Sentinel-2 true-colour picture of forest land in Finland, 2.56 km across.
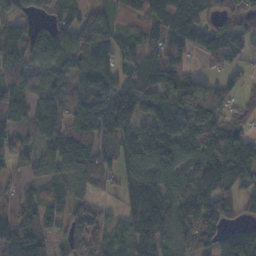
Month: November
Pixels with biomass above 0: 85%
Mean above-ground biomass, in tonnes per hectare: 92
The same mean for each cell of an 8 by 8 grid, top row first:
65 47 81 61 86 164 61 105
95 104 128 112 92 100 87 84
81 96 91 116 117 125 70 38
91 111 89 178 115 144 137 57
68 71 114 79 119 110 104 110
38 56 118 48 99 78 128 81
66 69 66 22 125 93 105 43
151 65 104 56 95 79 74 114
